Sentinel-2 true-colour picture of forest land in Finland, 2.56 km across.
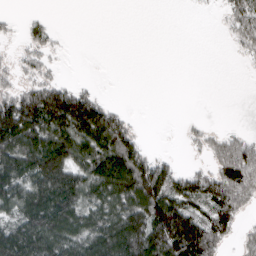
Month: March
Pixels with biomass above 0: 56%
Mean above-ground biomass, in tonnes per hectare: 71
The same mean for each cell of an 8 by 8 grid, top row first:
9 11 0 0 0 0 2 78
16 39 0 0 0 0 0 26
31 49 9 0 0 0 0 1
151 172 178 65 1 0 0 0
141 135 133 135 38 1 39 79
117 177 101 169 161 82 76 153
105 149 113 107 151 134 71 92
135 132 107 157 145 171 162 32
